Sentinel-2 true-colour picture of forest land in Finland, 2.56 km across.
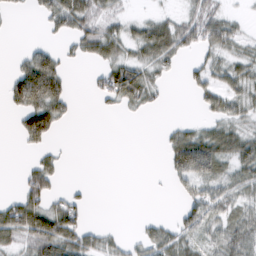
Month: February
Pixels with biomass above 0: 51%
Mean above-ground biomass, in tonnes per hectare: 32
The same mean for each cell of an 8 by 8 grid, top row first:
5 39 54 24 13 20 40 10
2 26 29 44 51 48 39 25
63 118 0 73 50 4 41 43
36 90 2 8 14 0 25 28
7 32 0 0 0 54 62 45
5 60 0 0 1 34 51 35
59 53 27 0 0 12 56 35
37 87 52 16 28 45 31 56
